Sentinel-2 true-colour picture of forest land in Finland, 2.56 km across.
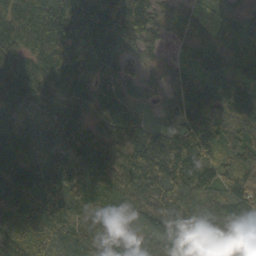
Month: October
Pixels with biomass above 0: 97%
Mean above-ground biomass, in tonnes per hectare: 119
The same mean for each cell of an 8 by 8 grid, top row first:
105 138 183 171 145 51 65 47
112 123 147 154 75 31 65 65
159 123 128 106 62 69 107 97
142 136 94 146 49 117 153 129
139 155 144 126 157 147 134 105
161 155 120 134 159 182 127 97
133 121 108 103 141 156 129 148
122 116 112 99 98 104 61 114
